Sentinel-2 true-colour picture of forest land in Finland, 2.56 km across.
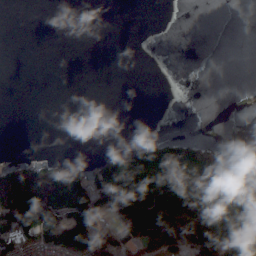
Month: April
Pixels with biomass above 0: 36%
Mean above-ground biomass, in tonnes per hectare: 62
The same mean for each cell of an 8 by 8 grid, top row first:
0 0 0 0 0 0 0 0
0 0 0 0 0 0 0 0
0 0 0 0 0 0 0 0
0 0 0 0 0 0 0 6
0 0 0 1 62 85 54 27
111 86 54 171 158 135 167 163
196 158 169 120 166 136 185 196
144 144 195 104 145 144 225 252
